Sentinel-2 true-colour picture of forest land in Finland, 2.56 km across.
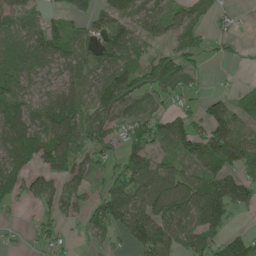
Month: May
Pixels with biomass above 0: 75%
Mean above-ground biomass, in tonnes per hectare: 71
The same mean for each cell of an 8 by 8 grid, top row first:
65 44 50 85 65 54 40 11
41 88 60 93 45 77 41 13
73 47 47 117 116 110 13 11
98 85 77 100 53 64 70 69
111 100 97 68 101 98 127 88
83 59 61 72 128 92 88 65
16 46 55 113 105 100 138 52
12 40 11 26 110 82 81 71
